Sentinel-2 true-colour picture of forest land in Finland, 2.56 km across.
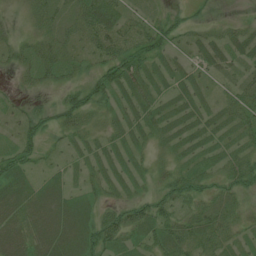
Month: July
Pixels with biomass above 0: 76%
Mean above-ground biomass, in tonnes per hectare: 28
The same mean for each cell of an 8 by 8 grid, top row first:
3 31 45 49 23 18 7 4
19 31 23 67 51 24 28 29
7 20 19 54 44 22 16 24
16 24 46 19 32 23 19 35
27 15 17 22 16 21 21 21
39 15 17 25 15 31 25 40
39 46 34 25 32 34 29 17
44 50 44 50 28 40 36 17
